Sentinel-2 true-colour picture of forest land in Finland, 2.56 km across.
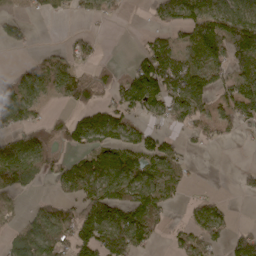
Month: April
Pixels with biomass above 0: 57%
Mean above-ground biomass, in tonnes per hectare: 62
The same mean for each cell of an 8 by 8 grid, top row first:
37 25 22 23 7 94 132 114
17 18 36 0 39 70 127 110
63 94 63 37 113 102 67 68
107 25 45 68 59 68 47 74
83 48 58 77 69 26 24 8
116 49 104 103 87 48 0 17
33 43 60 121 97 13 75 1
64 96 112 134 72 29 63 73
